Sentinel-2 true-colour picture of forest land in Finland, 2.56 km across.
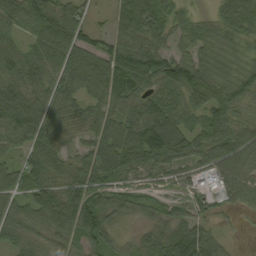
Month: September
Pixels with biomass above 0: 91%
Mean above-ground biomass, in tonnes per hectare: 78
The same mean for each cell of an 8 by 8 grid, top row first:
82 107 57 35 117 53 28 106
52 90 90 74 98 43 67 51
85 75 87 131 116 120 107 93
98 82 63 73 96 81 92 58
57 82 38 108 166 125 93 87
72 97 93 89 51 48 34 87
68 105 126 76 47 46 30 33
64 61 67 56 51 115 76 5
